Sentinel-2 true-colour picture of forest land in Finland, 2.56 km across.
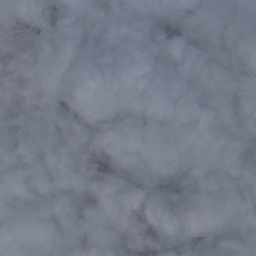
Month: October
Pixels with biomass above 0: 78%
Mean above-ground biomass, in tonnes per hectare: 44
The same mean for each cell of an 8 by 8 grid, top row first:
2 35 10 53 48 77 40 58
0 20 33 60 57 102 99 59
1 2 32 53 52 103 79 62
27 10 49 42 49 47 59 59
35 41 44 56 46 47 16 39
31 52 43 73 76 57 11 42
36 46 53 46 70 72 19 26
10 21 13 20 83 50 36 31
